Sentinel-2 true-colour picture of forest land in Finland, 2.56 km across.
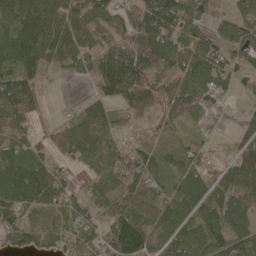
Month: May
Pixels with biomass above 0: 83%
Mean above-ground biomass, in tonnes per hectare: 81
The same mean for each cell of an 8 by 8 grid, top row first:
105 105 108 60 122 139 65 56
113 94 118 87 108 91 74 98
110 21 23 148 92 79 94 44
109 16 46 65 71 66 28 11
80 44 96 58 38 40 28 68
139 98 18 68 68 63 67 148
116 85 61 72 70 90 130 123
62 74 81 104 107 98 125 99
